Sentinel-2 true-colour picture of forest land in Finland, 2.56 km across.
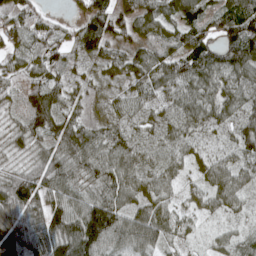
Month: April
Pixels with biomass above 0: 95%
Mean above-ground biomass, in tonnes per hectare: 70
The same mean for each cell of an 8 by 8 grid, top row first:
64 35 44 89 78 74 61 117
44 82 57 51 50 66 85 102
55 69 35 34 79 100 71 77
29 102 42 35 49 67 74 70
34 48 97 78 57 62 31 74
73 101 75 92 68 49 64 69
108 109 111 108 76 46 42 42
102 104 154 119 100 31 25 53
